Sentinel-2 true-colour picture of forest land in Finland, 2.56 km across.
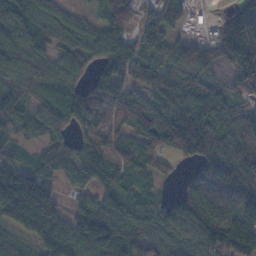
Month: November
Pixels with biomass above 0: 88%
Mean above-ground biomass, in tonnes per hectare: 89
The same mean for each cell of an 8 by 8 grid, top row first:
91 98 59 62 47 69 5 156
74 62 98 111 71 79 71 157
84 71 52 126 67 121 87 64
72 86 96 89 112 99 104 77
46 70 54 75 61 89 113 95
119 97 70 75 52 22 163 144
153 138 48 96 84 78 134 98
46 113 93 65 88 97 126 186
